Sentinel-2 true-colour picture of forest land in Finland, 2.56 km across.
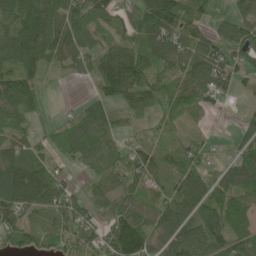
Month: June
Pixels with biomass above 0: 83%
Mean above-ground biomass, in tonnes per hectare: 81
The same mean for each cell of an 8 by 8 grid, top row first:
105 105 108 60 122 139 65 56
113 94 118 87 108 91 74 98
110 21 23 148 92 79 94 44
109 16 46 65 71 66 28 11
80 44 96 58 38 40 28 68
139 98 18 68 68 63 67 148
116 85 61 72 70 90 130 123
62 74 81 104 107 98 125 99
